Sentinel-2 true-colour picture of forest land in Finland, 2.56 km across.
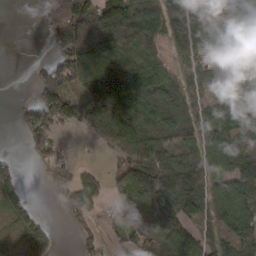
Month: March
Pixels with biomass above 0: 71%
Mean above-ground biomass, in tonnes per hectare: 93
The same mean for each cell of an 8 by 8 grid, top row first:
0 115 154 156 173 123 54 129
0 34 195 179 123 81 82 46
0 113 144 198 208 82 69 94
20 134 84 198 129 98 75 136
3 54 4 100 121 96 103 90
29 18 60 55 173 149 92 134
48 5 66 20 110 143 124 132
21 40 41 28 101 156 88 145
